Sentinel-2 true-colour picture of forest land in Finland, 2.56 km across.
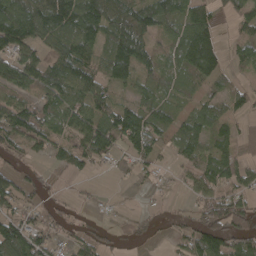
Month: April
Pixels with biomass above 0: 72%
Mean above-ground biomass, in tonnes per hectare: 61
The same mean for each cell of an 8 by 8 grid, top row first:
109 120 125 87 86 65 71 52
94 61 89 76 81 75 123 46
89 88 84 55 42 60 60 23
114 80 67 73 69 39 56 40
61 68 64 72 90 61 55 49
46 16 28 5 21 13 68 64
50 32 11 4 11 7 78 80
112 51 40 20 17 30 105 81
